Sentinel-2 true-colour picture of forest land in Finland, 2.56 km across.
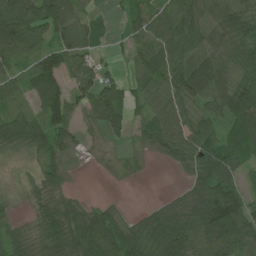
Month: July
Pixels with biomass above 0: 81%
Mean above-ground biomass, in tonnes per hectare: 66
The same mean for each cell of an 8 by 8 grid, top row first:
111 103 63 13 74 89 58 68
98 69 107 17 68 75 61 71
56 96 72 48 68 76 102 67
38 89 52 86 48 75 47 92
67 70 29 18 33 85 84 70
6 56 3 10 4 7 88 44
16 58 60 36 20 67 139 111
64 70 110 120 103 128 101 106
